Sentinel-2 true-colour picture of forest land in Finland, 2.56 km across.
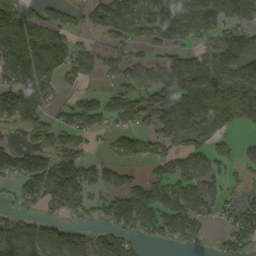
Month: September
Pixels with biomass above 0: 69%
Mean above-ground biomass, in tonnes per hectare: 81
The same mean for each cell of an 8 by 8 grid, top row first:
130 61 40 123 96 124 112 103
131 105 49 62 40 62 58 124
77 73 46 33 72 112 117 121
184 71 98 69 79 141 125 100
34 67 52 44 61 81 67 28
80 115 110 55 41 90 73 26
42 54 73 86 109 106 65 70
118 111 89 91 39 57 24 68
